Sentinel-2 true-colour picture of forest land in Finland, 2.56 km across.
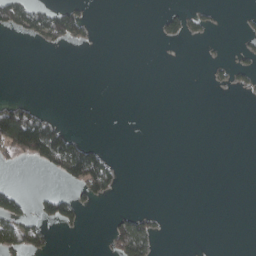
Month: March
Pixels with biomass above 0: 14%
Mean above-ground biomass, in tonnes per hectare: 19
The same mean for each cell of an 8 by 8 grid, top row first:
65 68 35 0 0 24 13 4
0 11 4 0 0 1 1 7
0 0 0 0 0 0 6 9
103 16 0 0 0 0 0 0
123 145 53 1 0 0 0 0
0 12 82 44 0 0 0 0
58 44 31 2 8 0 0 0
66 29 1 50 77 0 0 0
